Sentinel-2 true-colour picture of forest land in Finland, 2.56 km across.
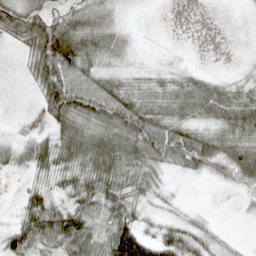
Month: April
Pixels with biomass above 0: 73%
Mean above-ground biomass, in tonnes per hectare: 46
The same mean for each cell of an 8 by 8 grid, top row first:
81 81 65 29 1 0 0 2
18 125 90 57 2 1 0 2
1 92 73 44 20 30 34 21
0 49 82 87 69 45 56 76
40 54 84 90 82 76 70 66
15 38 59 72 55 15 31 66
15 69 55 43 31 18 6 7
62 55 74 73 75 64 39 7
